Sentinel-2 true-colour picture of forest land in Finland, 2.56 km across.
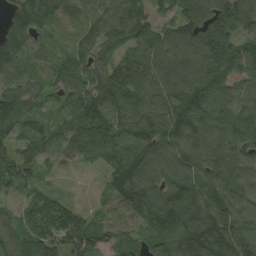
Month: August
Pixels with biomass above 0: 94%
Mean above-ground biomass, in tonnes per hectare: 124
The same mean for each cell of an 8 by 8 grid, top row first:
102 138 45 91 100 110 147 144
135 44 87 64 148 151 151 98
68 66 114 161 172 162 144 111
167 60 128 143 159 161 148 95
88 80 139 142 176 160 142 142
130 35 8 116 176 159 149 143
59 147 42 47 189 208 170 123
123 163 132 67 90 204 220 153
